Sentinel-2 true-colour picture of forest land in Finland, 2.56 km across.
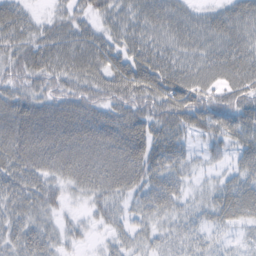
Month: February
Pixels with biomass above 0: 88%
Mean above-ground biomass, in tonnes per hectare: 43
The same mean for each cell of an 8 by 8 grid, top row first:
47 17 32 33 43 41 29 48
41 47 54 41 45 37 38 50
44 43 44 49 57 51 34 45
59 57 68 53 51 61 60 58
62 63 69 74 69 48 26 41
48 39 49 63 52 36 11 38
36 33 9 31 31 29 33 63
38 35 14 19 22 23 20 14
